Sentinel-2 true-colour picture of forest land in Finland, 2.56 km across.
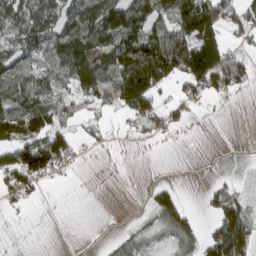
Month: March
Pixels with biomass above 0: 55%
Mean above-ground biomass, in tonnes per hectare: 66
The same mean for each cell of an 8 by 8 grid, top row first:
128 117 132 150 148 120 117 60
100 110 136 130 168 149 140 24
129 101 105 118 200 75 115 61
130 115 44 39 99 38 4 0
109 100 27 7 11 2 0 1
116 69 4 0 0 0 2 5
17 0 0 0 13 84 28 66
0 0 0 12 33 68 55 99
